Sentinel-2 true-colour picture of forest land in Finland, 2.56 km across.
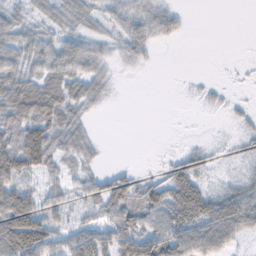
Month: February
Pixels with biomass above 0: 63%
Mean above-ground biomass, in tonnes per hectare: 32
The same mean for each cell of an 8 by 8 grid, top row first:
21 28 35 23 30 18 0 0
44 37 41 16 25 1 0 0
53 46 47 9 1 0 3 1
68 71 27 1 0 0 4 8
74 61 34 0 0 1 6 12
70 23 22 32 14 42 13 17
102 38 27 55 60 75 65 74
101 63 50 53 72 70 60 21
